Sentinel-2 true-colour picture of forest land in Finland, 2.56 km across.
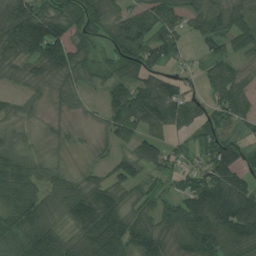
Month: July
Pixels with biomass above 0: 83%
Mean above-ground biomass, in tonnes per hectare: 75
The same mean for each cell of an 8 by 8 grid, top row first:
111 91 110 68 82 65 91 62
109 148 74 62 99 60 47 45
33 53 53 61 79 42 56 61
30 13 16 76 115 95 66 78
36 19 15 37 72 31 91 57
84 40 41 57 52 51 115 88
84 54 119 106 53 89 188 157
80 78 70 143 97 95 137 127
